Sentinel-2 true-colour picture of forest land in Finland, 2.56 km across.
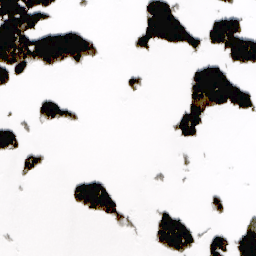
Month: March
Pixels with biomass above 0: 24%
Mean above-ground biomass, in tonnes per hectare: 36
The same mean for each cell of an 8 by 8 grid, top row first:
153 56 5 0 76 109 24 45
130 139 130 2 48 65 52 135
51 2 0 0 20 1 144 44
6 53 15 0 0 40 89 48
66 8 0 0 0 23 8 0
16 10 31 17 3 7 0 1
0 0 51 84 5 25 26 4
2 0 0 2 9 123 44 66
